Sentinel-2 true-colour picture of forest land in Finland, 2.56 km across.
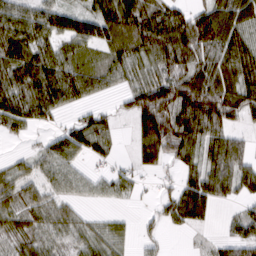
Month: March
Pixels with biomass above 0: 75%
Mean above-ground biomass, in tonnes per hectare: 62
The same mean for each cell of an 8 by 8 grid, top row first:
74 77 66 92 97 68 77 88
78 70 55 62 77 125 72 97
80 96 77 38 54 88 80 90
81 51 26 22 115 111 124 72
6 33 63 39 94 92 67 47
46 50 42 41 28 30 82 87
52 54 24 13 6 84 61 23
43 53 46 45 26 0 11 67
